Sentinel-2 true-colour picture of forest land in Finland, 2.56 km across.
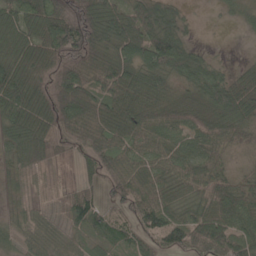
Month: May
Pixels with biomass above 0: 86%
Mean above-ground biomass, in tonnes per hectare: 64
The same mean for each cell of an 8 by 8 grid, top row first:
69 101 131 81 92 46 1 18
73 98 119 98 106 92 10 0
105 111 92 99 86 48 71 34
92 115 108 82 96 70 73 88
80 70 39 59 77 54 60 24
23 10 19 53 68 64 76 29
12 18 65 30 72 48 65 76
21 57 28 30 45 64 103 64
